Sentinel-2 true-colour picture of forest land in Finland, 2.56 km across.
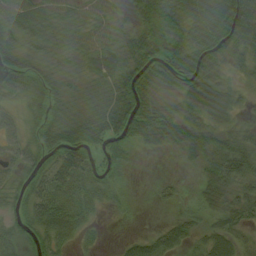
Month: August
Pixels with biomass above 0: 83%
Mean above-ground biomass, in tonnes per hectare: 39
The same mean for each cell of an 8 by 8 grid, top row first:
42 34 24 25 48 42 60 75
41 25 24 35 58 52 58 31
51 49 20 41 59 51 44 12
21 44 18 40 64 27 55 17
36 66 82 57 34 42 67 60
33 57 54 31 3 7 46 61
32 54 38 10 5 10 31 37
39 49 24 3 26 36 33 24
